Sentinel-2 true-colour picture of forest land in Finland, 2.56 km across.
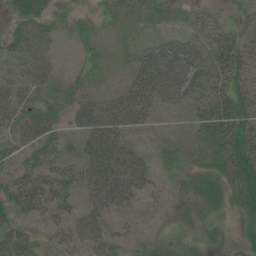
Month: July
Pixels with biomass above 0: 71%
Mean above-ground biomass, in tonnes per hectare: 33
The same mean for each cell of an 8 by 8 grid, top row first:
36 35 22 20 31 21 15 21
38 26 12 6 33 47 32 38
25 21 16 12 53 58 40 40
34 26 42 57 52 27 37 56
31 32 25 68 16 18 32 56
32 32 35 75 46 18 30 60
39 42 30 48 22 15 27 33
53 23 46 28 11 22 26 19
